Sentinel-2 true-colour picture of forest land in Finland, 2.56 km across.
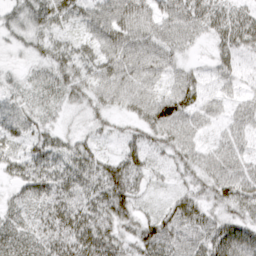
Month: March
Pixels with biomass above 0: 89%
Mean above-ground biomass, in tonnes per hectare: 46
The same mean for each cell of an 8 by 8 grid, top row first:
43 64 44 69 57 63 59 47
20 41 41 67 67 44 16 41
17 41 46 67 61 39 19 20
47 25 19 32 47 73 32 31
30 49 38 12 40 49 24 33
44 67 61 77 37 20 44 55
34 52 60 70 18 47 38 48
46 54 67 57 63 63 57 63
